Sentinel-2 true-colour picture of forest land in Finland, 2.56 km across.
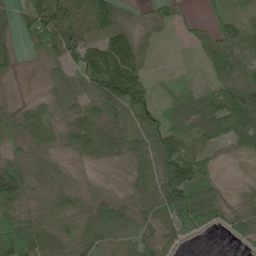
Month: June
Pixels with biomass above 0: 85%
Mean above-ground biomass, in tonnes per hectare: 60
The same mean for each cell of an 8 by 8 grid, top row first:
45 119 99 98 18 37 19 31
34 73 92 122 42 2 70 80
12 31 69 148 71 9 28 88
42 44 57 72 63 42 91 149
35 50 63 59 73 79 44 52
116 62 17 4 69 114 42 2
77 54 50 63 49 110 92 24
154 76 66 44 43 36 3 28
